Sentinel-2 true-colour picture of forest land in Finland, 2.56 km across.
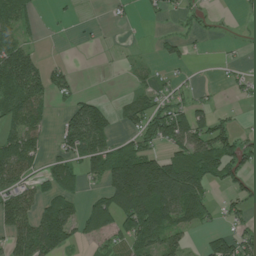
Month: July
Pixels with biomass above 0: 52%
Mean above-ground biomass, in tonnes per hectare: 56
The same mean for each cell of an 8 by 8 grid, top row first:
67 3 3 9 9 18 10 7
79 1 3 2 2 25 4 6
113 64 10 0 22 17 1 13
78 33 84 42 75 63 37 6
95 26 101 67 65 80 91 72
77 54 56 134 225 138 89 54
107 83 53 114 153 117 55 37
69 131 40 48 88 53 41 65
